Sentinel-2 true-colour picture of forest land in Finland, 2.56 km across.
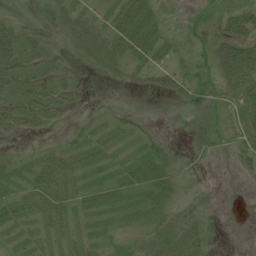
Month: July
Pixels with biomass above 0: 67%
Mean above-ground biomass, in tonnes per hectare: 22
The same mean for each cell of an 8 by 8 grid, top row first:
8 11 21 18 46 9 16 28
39 14 24 33 32 12 31 46
38 25 6 9 13 30 33 77
40 32 7 9 3 7 30 41
7 5 18 19 17 5 21 23
17 49 26 12 37 21 0 8
30 43 16 20 25 19 9 0
10 19 20 16 24 36 18 0
